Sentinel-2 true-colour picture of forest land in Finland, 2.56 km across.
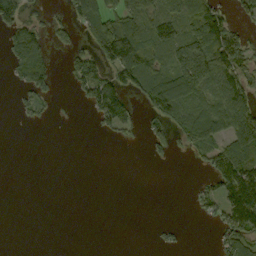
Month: September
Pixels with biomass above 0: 43%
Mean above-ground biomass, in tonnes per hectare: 46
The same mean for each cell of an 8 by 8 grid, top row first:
94 18 62 66 70 82 123 33
68 42 31 125 96 107 129 73
33 56 67 75 73 108 104 86
11 16 3 112 31 77 97 113
0 0 0 7 18 38 81 94
0 0 0 0 0 0 41 144
0 0 0 0 0 0 25 142
0 0 0 0 0 11 1 83
